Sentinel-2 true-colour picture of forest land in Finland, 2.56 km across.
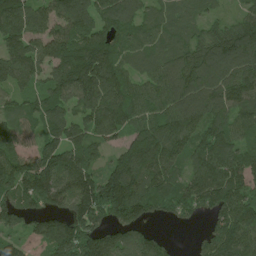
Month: June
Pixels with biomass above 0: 91%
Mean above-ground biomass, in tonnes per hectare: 125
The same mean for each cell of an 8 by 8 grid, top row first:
179 129 166 123 81 63 49 73
128 131 151 116 72 80 149 197
113 112 175 149 78 140 155 153
77 134 96 159 116 129 125 120
103 116 112 66 190 130 137 105
146 180 150 129 160 93 156 157
134 109 147 175 128 91 112 173
71 150 176 125 109 11 91 163
